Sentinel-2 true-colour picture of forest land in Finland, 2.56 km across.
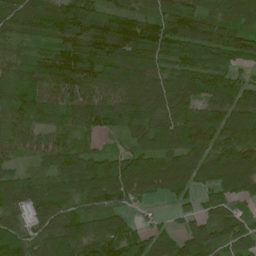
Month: June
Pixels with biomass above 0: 93%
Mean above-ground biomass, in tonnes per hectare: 116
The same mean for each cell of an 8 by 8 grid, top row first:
131 159 192 114 94 145 118 110
60 87 184 194 164 150 145 133
83 121 136 120 147 132 165 91
109 101 133 132 117 128 109 166
84 83 70 15 73 106 135 130
67 93 134 158 171 151 97 133
96 142 76 94 28 46 63 49
112 128 151 158 99 98 137 88
